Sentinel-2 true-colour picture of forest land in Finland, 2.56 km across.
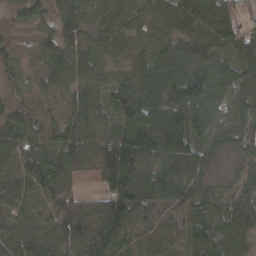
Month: March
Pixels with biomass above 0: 95%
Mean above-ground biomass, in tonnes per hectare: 81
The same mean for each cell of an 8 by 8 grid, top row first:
33 42 63 52 56 107 125 75
29 64 62 53 48 95 114 75
41 68 65 59 99 121 117 92
61 42 108 66 124 116 97 72
96 80 108 120 123 134 59 60
89 138 45 118 107 108 48 44
70 91 85 134 101 63 50 60
95 97 119 88 35 46 90 58
